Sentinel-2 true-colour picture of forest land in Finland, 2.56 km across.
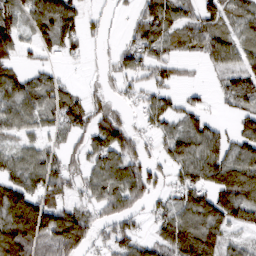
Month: March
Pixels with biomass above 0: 72%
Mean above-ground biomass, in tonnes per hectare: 69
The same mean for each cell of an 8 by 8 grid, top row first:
64 106 67 13 85 71 72 56
65 35 27 16 88 48 77 69
73 51 7 27 46 30 8 73
91 68 91 55 41 54 28 49
35 42 45 125 39 80 100 69
68 96 48 101 89 46 106 122
131 98 60 90 42 70 111 116
140 108 107 61 47 119 112 39
